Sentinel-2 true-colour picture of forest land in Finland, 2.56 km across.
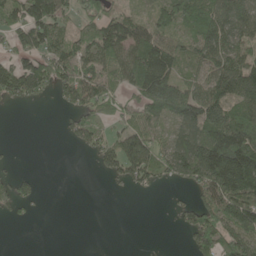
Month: May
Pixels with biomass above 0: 61%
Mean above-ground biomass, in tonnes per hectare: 78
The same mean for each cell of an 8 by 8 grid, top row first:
86 156 68 73 37 100 111 125
65 104 89 117 142 90 125 99
132 120 120 75 157 104 83 131
4 2 89 60 80 122 121 97
3 0 47 87 115 70 152 184
40 0 0 45 92 72 164 241
48 2 0 0 0 33 105 172
0 0 0 0 2 0 120 115
